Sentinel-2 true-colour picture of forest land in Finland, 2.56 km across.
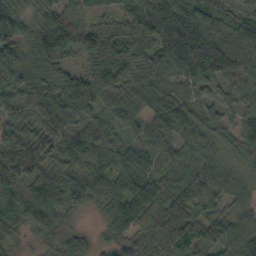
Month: October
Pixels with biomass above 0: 97%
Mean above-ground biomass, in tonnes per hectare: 74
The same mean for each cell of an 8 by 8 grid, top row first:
82 68 40 32 93 104 76 54
79 119 85 90 74 98 123 77
85 66 80 123 77 59 64 55
75 113 81 58 69 95 44 34
115 90 94 72 74 55 60 56
112 89 91 94 75 58 80 39
58 121 46 64 112 97 48 32
21 30 45 31 49 80 66 76
